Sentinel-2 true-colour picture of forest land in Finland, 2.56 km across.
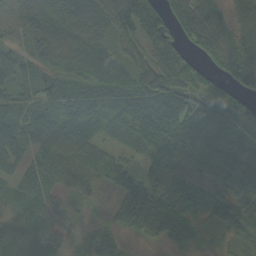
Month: September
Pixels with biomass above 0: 92%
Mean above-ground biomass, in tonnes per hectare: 65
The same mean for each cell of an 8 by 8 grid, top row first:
45 69 71 84 109 85 90 54
38 78 70 48 57 72 77 90
61 58 61 70 80 101 73 81
65 46 73 62 100 121 111 79
77 73 77 33 64 106 124 75
57 69 59 65 46 59 68 90
44 46 15 32 85 70 68 56
39 30 16 30 20 44 20 36
